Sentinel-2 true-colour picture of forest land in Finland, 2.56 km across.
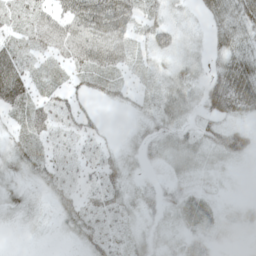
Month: May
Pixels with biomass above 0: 80%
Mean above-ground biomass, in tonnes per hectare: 24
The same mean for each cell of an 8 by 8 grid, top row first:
26 38 63 74 27 11 21 34
33 34 59 57 19 23 15 31
63 18 19 24 11 29 29 67
30 31 24 3 12 25 35 37
23 22 18 10 18 20 23 47
17 23 17 23 8 12 8 2
16 9 27 26 15 18 18 9
1 3 18 22 15 13 15 6
